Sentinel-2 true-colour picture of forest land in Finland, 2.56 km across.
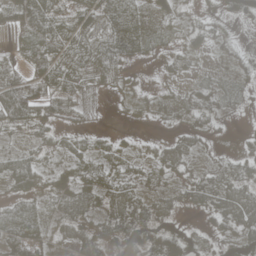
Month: May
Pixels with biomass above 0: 80%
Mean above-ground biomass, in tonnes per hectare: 29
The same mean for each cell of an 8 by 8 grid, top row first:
45 48 42 37 23 22 19 43
29 53 48 44 23 20 24 11
51 45 38 27 7 14 12 14
74 49 27 5 16 20 22 8
10 20 18 19 9 25 9 8
55 22 28 26 16 22 22 29
29 22 36 36 30 20 29 54
54 31 32 33 52 47 15 46
